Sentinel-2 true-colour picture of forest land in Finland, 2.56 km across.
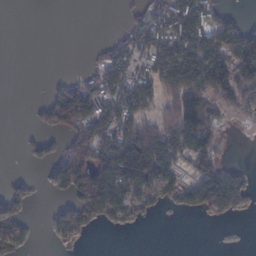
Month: February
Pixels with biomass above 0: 50%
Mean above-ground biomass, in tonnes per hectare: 64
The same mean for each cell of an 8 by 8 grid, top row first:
0 0 0 0 82 175 108 34
0 0 0 68 85 127 131 163
0 9 61 118 70 127 158 123
0 79 179 100 72 133 100 28
1 27 160 114 169 103 85 0
13 22 161 174 138 53 115 50
42 8 80 67 25 18 67 38
44 5 13 0 0 0 0 0
